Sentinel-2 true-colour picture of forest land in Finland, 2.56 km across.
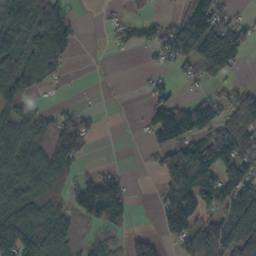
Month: October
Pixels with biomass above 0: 58%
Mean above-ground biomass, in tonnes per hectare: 77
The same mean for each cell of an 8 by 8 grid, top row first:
150 128 4 12 28 46 162 22
90 155 14 17 48 116 162 97
129 70 0 1 16 23 66 17
86 23 29 1 33 114 80 124
98 64 91 0 19 144 143 104
83 111 48 60 3 175 107 135
94 75 79 163 0 139 66 140
160 120 28 25 54 68 131 144
